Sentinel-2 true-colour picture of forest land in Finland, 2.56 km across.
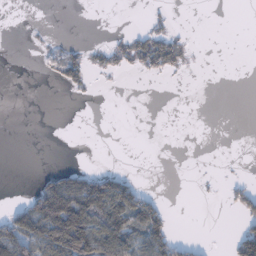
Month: January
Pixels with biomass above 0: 21%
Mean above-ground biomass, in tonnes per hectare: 21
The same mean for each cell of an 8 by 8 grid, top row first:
0 0 0 0 5 5 0 0
0 4 11 20 42 33 0 0
0 6 29 2 4 2 0 0
0 0 0 0 0 0 0 0
0 0 0 0 0 0 0 0
0 23 39 36 1 0 0 2
29 115 117 88 74 0 0 29
92 101 149 112 83 34 2 57
